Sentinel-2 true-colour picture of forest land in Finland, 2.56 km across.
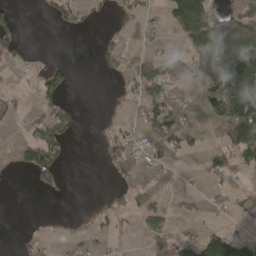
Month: April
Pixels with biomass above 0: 36%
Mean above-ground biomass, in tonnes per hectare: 40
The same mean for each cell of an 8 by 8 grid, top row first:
31 17 35 13 31 94 87 80
52 2 0 31 23 11 122 127
7 50 1 10 80 48 77 145
16 49 20 3 50 53 50 160
43 98 1 50 58 65 10 116
11 80 0 18 19 11 32 11
0 0 1 33 47 20 11 26
9 13 16 11 21 45 76 55
